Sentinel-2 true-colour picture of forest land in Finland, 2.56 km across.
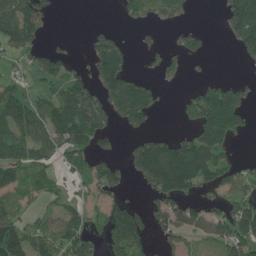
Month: June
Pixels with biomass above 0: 55%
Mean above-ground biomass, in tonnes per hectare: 74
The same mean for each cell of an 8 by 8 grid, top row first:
146 55 0 1 56 46 0 129
95 38 4 101 26 38 21 66
40 66 67 113 43 19 30 26
105 88 133 84 114 9 159 118
106 98 105 31 71 89 132 17
61 53 42 88 96 194 115 79
61 44 57 99 57 82 59 102
152 102 112 107 90 55 46 130
